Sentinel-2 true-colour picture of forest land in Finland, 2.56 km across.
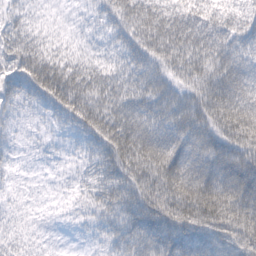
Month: February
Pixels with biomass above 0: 93%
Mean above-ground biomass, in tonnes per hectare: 46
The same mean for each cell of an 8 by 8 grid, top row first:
24 9 11 45 57 48 40 38
45 30 18 30 62 64 56 39
49 70 50 41 59 44 57 52
30 32 65 53 53 53 67 76
16 12 24 68 68 70 70 68
14 7 19 56 71 82 70 74
14 7 17 43 74 79 83 71
23 8 8 32 65 69 56 69
